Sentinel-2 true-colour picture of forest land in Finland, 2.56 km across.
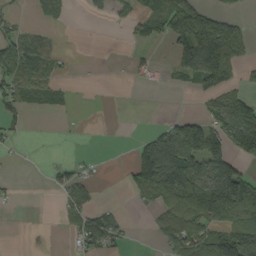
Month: September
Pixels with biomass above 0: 41%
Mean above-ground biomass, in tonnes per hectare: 46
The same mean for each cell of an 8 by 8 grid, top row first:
18 40 2 18 52 104 48 17
128 40 1 0 17 73 112 54
94 48 2 0 15 21 86 27
31 12 1 0 0 9 44 96
11 0 1 0 47 132 107 70
3 11 33 0 102 116 97 88
5 0 44 17 10 69 127 158
0 2 41 54 1 88 109 162
